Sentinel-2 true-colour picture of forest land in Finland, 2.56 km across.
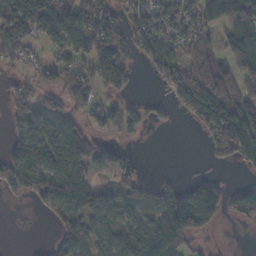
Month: November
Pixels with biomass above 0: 61%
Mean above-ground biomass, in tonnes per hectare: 57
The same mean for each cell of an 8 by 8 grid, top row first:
92 97 93 60 72 60 85 69
76 41 70 109 51 55 70 75
23 26 38 59 6 78 125 79
63 70 42 46 38 26 116 99
51 86 83 20 4 0 39 119
78 91 84 34 11 9 25 7
2 38 86 57 47 70 129 58
0 15 69 58 70 90 18 5
